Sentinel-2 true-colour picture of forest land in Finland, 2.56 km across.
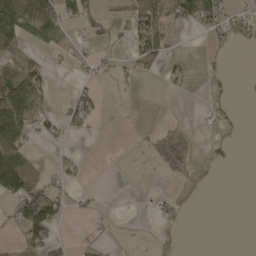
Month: April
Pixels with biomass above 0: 32%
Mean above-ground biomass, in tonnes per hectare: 28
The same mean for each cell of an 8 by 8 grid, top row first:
72 74 62 20 70 56 65 28
39 9 7 18 61 5 13 10
107 32 11 15 9 13 10 2
125 23 53 0 1 0 15 5
104 13 1 0 7 77 9 5
182 23 11 0 1 22 5 0
66 120 8 1 1 12 0 0
15 68 5 4 1 7 0 0
